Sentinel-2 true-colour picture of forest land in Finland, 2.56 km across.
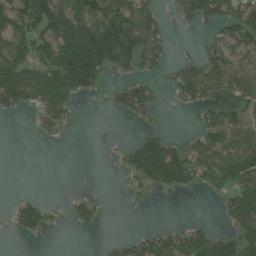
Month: July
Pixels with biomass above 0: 50%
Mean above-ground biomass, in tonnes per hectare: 68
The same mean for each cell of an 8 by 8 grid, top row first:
98 156 141 166 91 41 92 118
105 117 226 194 122 13 50 79
149 148 164 27 57 66 103 83
42 93 7 24 56 6 46 56
0 9 0 4 78 39 105 96
0 0 0 2 83 119 97 116
47 33 47 1 5 0 0 142
11 7 0 14 59 98 109 123
